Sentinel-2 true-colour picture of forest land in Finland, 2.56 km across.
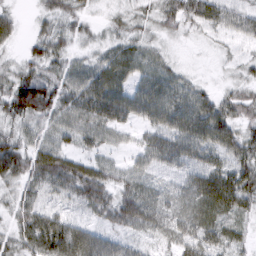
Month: March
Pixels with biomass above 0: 91%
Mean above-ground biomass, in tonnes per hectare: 43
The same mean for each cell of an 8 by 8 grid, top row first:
18 26 27 15 25 50 48 34
15 45 17 30 31 8 8 15
59 63 49 59 41 35 9 23
59 59 59 69 46 59 59 49
51 43 31 29 30 50 53 56
61 72 64 38 33 25 62 58
42 33 29 57 57 41 62 46
40 97 79 43 23 40 48 29
